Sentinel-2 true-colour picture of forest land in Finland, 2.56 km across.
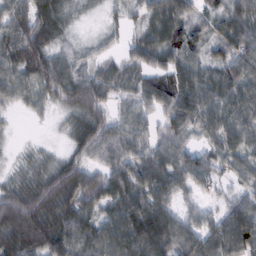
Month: February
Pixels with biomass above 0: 89%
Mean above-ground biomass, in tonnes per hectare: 75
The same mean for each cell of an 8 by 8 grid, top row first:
86 72 14 17 50 107 44 86
101 87 32 17 69 88 56 87
70 114 95 54 59 93 65 90
19 26 101 57 56 94 91 75
7 10 75 87 59 72 56 70
39 83 116 84 97 87 74 48
131 119 88 78 110 58 34 87
105 117 69 100 122 116 90 139
